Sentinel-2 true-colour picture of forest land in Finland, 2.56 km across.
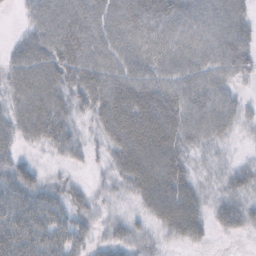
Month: October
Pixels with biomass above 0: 84%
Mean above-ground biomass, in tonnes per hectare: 42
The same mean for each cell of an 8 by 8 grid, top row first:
5 54 53 54 57 49 47 38
26 56 62 50 51 49 50 45
43 63 54 57 52 46 46 16
43 69 28 71 75 60 55 29
29 33 22 44 81 55 28 6
53 14 6 25 68 56 14 30
59 57 26 12 25 67 27 39
67 60 34 26 24 20 13 6
